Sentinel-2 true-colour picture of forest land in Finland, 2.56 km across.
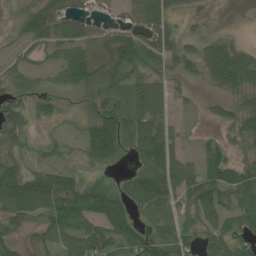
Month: July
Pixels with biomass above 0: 70%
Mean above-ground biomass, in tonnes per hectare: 43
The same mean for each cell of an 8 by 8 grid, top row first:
12 64 42 17 68 31 6 0
11 33 56 69 62 44 43 33
20 13 50 44 44 17 30 63
52 23 9 53 72 19 14 37
18 16 25 65 75 42 27 13
57 52 24 12 55 75 66 61
67 73 71 70 55 46 61 51
22 33 68 56 64 56 53 58
